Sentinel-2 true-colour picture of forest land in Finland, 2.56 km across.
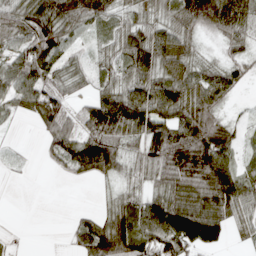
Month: April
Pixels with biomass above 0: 76%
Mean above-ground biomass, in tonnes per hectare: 69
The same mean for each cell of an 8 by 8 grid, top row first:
83 111 71 52 42 83 125 101
56 99 17 46 121 79 13 38
81 76 37 58 92 91 86 35
38 108 67 142 114 95 89 6
3 48 101 94 74 135 130 33
2 3 34 47 47 107 139 73
0 0 11 57 81 108 99 78
5 0 60 146 94 119 106 15
